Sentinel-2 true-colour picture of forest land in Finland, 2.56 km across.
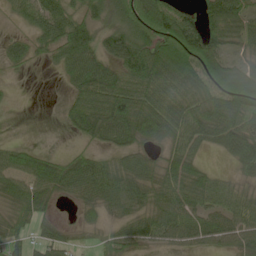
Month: May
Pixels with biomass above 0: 80%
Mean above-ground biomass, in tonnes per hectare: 67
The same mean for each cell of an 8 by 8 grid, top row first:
28 87 71 50 120 86 65 69
43 52 111 66 95 139 105 36
8 1 84 93 108 113 97 98
2 0 90 141 127 113 115 99
27 2 26 58 54 66 52 106
62 85 89 82 80 85 52 43
69 40 33 46 52 75 59 76
49 47 18 44 49 47 50 61
